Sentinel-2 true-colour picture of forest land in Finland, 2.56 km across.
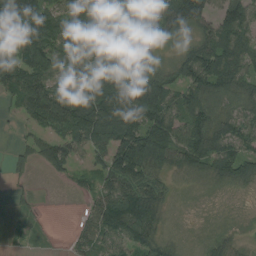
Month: August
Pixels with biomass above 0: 82%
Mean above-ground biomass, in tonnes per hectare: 73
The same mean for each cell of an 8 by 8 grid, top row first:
127 88 93 124 135 117 71 92
92 123 88 75 98 28 88 89
91 75 80 78 104 69 110 80
25 96 132 162 136 86 77 65
14 58 87 131 175 97 85 75
18 19 26 86 93 38 55 72
13 4 12 104 107 15 12 11
6 8 44 77 81 26 36 22
